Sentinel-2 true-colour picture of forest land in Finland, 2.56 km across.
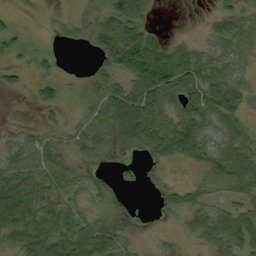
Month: September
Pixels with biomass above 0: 73%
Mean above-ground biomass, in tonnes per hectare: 40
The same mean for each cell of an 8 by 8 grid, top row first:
14 5 15 67 61 0 10 31
37 15 13 85 78 33 22 29
16 26 13 44 92 74 67 28
6 19 23 77 85 45 63 42
28 35 42 53 61 73 43 43
60 50 25 19 14 5 37 69
105 51 25 34 2 35 36 33
54 72 66 61 7 11 35 60
